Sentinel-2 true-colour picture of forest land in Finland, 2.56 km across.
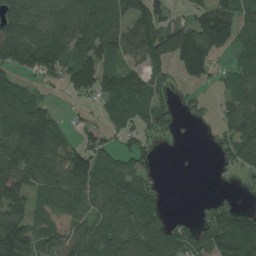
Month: August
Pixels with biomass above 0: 72%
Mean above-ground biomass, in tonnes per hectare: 93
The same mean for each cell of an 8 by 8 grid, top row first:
105 102 122 137 119 24 125 109
127 133 111 99 114 173 168 73
70 34 148 91 90 36 52 87
145 73 15 79 93 40 18 114
155 143 59 45 41 12 9 107
125 135 152 100 74 1 1 28
100 81 72 100 138 3 44 57
178 83 105 124 184 141 122 194
